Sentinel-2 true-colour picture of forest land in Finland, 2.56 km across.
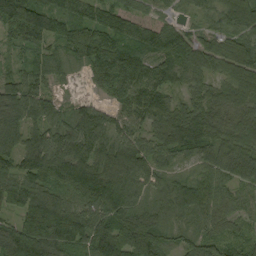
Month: September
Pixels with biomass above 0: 94%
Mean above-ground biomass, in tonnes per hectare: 96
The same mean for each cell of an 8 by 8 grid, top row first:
162 122 91 103 45 34 47 114
53 61 131 147 111 138 86 91
71 62 18 181 112 61 69 114
116 79 78 63 99 82 89 77
83 110 136 89 74 100 82 107
106 143 166 126 101 49 61 96
81 159 102 141 82 83 86 47
123 150 131 137 154 48 61 44
